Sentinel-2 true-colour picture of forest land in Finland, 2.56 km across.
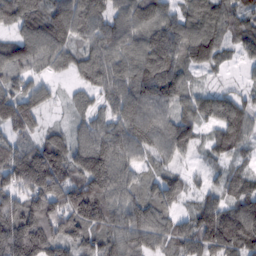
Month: February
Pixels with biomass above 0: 94%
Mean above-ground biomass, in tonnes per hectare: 101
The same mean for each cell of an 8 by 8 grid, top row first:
122 122 117 89 111 84 132 93
114 118 77 107 118 127 145 64
85 48 58 120 137 114 17 17
110 31 52 83 130 103 103 112
78 109 93 107 112 127 23 79
128 176 125 123 57 55 30 70
104 118 205 130 116 59 110 120
171 151 110 114 74 67 139 139
